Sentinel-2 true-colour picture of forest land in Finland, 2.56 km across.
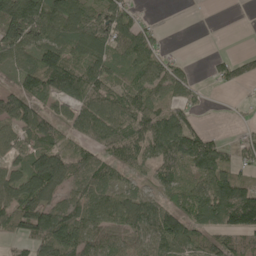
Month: May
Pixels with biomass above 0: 76%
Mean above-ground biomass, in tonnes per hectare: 84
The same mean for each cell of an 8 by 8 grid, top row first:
159 120 86 104 29 0 0 0
101 112 97 92 114 10 1 7
49 147 115 70 88 92 26 57
100 70 95 104 109 93 11 4
64 85 63 82 101 129 106 55
82 166 95 59 37 79 117 72
115 114 107 105 100 100 142 175
51 128 125 79 86 137 70 81
